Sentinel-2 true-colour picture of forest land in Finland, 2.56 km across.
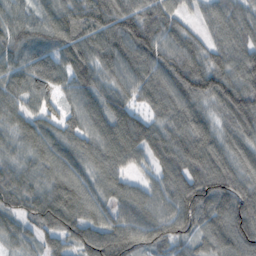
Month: November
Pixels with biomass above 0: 95%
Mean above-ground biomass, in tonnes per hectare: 100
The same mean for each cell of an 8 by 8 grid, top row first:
83 97 119 119 117 74 62 86
102 102 115 120 134 119 75 101
83 89 103 76 99 135 146 119
83 50 89 113 59 92 65 133
60 101 93 115 108 100 102 87
92 83 90 91 43 102 133 100
90 139 117 85 97 126 139 136
70 63 104 146 104 113 80 116
